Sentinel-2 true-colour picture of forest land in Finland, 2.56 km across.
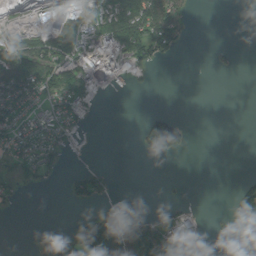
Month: August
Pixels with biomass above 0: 35%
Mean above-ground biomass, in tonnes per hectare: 41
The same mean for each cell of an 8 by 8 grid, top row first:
14 36 102 149 142 67 0 0
83 114 117 144 119 41 4 3
133 115 110 68 9 0 0 0
70 38 49 0 9 6 0 0
61 66 5 0 51 69 0 0
35 23 52 22 0 0 0 10
12 0 10 19 0 18 0 95
0 10 85 50 126 78 6 0
